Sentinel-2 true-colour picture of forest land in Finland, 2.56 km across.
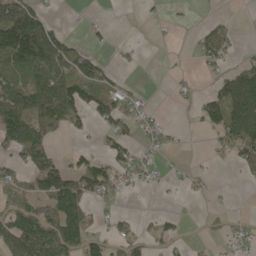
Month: May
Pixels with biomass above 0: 45%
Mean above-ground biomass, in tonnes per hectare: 49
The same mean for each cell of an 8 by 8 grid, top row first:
155 36 1 1 5 5 9 1
170 137 26 10 5 0 62 14
45 103 79 35 2 7 12 101
120 101 56 73 37 2 77 132
101 61 12 50 30 13 13 90
45 110 93 66 46 6 7 10
63 82 102 28 2 3 6 4
99 112 99 48 34 27 10 36
